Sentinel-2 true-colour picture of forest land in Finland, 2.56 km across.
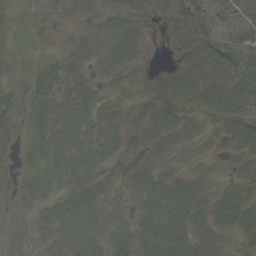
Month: September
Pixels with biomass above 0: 81%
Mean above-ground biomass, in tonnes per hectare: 33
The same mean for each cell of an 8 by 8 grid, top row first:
18 14 26 39 18 31 25 33
20 10 38 53 21 21 44 38
14 51 34 26 7 23 45 47
26 46 47 28 14 32 31 37
27 52 46 38 21 31 13 39
18 46 49 14 40 29 17 19
19 31 57 35 43 59 40 51
33 41 53 39 43 57 36 25
